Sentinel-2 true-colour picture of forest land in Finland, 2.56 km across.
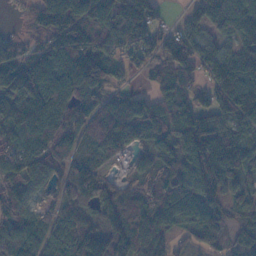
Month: November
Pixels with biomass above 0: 89%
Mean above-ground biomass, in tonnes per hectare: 94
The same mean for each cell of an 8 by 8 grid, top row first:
9 134 128 116 123 12 111 112
74 66 133 71 88 110 92 103
125 135 147 66 16 75 78 187
144 140 89 79 111 67 104 143
81 83 69 105 66 112 132 103
121 90 157 34 42 128 123 87
99 41 82 110 74 76 79 57
81 70 137 170 79 36 55 44
